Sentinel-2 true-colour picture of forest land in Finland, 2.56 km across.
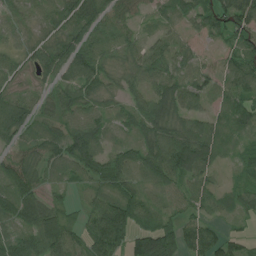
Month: July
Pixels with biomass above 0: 88%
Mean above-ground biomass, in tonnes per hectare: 61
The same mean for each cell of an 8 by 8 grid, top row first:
40 45 73 61 19 47 69 112
28 56 79 60 50 51 13 60
31 40 77 31 54 67 52 71
85 33 55 28 62 70 56 89
47 66 94 38 61 107 108 36
90 40 43 73 52 85 46 32
60 66 27 103 70 36 48 52
67 97 54 107 120 102 89 39
